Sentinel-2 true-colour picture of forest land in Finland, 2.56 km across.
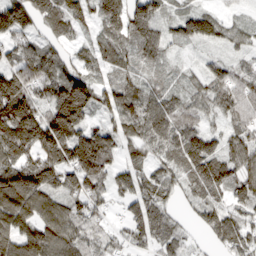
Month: March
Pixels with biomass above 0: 89%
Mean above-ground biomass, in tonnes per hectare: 84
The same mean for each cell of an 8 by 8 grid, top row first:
137 81 84 107 112 55 70 21
56 52 41 80 75 33 39 38
139 73 102 63 51 29 67 75
189 99 142 76 103 66 47 85
162 167 154 103 80 88 33 85
150 134 134 71 62 61 141 97
122 87 71 30 89 26 83 73
108 118 87 40 62 59 35 91
